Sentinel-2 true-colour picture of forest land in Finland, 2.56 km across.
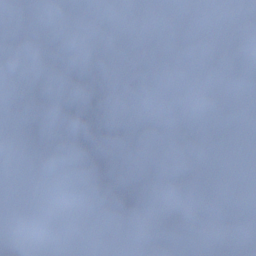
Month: December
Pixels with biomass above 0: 86%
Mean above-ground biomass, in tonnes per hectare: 96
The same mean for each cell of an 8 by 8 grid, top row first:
43 51 145 122 89 37 98 158
56 70 93 149 61 29 53 61
146 22 118 92 63 115 104 53
118 48 117 104 101 163 148 91
101 31 116 104 124 99 160 70
75 89 108 121 94 99 91 104
106 134 153 118 46 136 141 101
111 117 77 110 62 61 40 138
